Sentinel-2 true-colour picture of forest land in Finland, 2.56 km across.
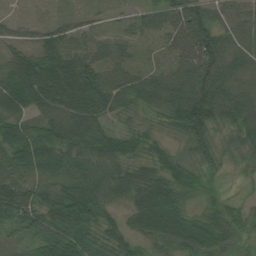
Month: August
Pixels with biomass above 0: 90%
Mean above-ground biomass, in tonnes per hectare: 57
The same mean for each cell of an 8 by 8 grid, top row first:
11 9 17 11 34 63 63 48
50 77 57 34 10 42 92 41
78 111 115 56 50 68 93 47
53 60 88 60 47 82 103 77
66 78 84 76 51 31 62 43
56 41 65 79 67 41 33 14
79 70 80 40 78 60 35 34
20 59 68 56 41 61 75 53
